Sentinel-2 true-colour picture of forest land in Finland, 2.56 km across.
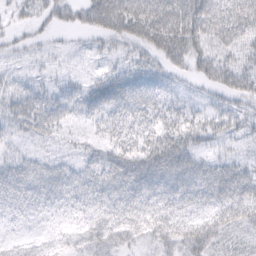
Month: February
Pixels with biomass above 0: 86%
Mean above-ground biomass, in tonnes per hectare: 42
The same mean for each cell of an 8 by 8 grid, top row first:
17 30 40 85 89 90 84 82
15 9 8 20 40 68 59 52
14 17 16 47 50 22 39 51
35 44 34 49 50 33 26 28
17 14 18 40 39 52 21 15
53 53 45 61 65 64 53 57
38 37 36 47 53 45 42 59
23 24 34 50 29 50 63 28
